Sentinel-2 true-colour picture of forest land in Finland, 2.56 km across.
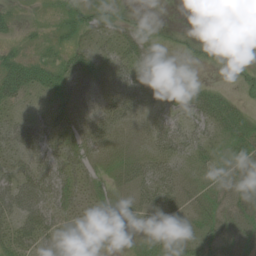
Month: June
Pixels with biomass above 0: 69%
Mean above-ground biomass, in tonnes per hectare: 29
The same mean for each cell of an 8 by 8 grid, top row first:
17 8 30 20 6 0 6 24
22 19 28 30 31 14 11 14
52 41 34 37 31 22 8 14
22 26 25 41 30 40 44 25
40 39 38 29 26 47 27 29
45 51 32 24 47 37 26 20
56 52 28 28 41 37 28 22
45 40 25 21 27 38 36 23
